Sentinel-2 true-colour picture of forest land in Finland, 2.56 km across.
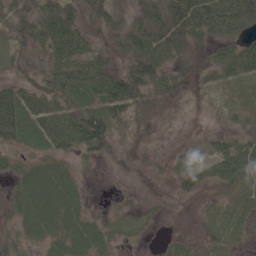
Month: June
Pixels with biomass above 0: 79%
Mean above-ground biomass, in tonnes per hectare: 44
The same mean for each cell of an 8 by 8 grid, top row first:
76 74 53 59 46 73 137 140
51 56 69 28 81 63 33 58
33 46 70 75 74 32 23 41
87 71 65 63 31 6 5 18
50 52 64 37 7 5 26 58
37 47 16 4 7 33 52 76
31 51 32 11 10 2 15 30
31 34 46 24 6 15 30 16
